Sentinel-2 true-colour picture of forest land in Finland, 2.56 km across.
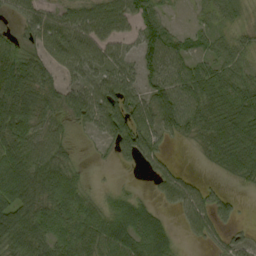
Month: September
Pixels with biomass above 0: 77%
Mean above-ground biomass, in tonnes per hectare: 55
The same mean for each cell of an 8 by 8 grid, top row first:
34 50 69 85 78 9 22 19
42 62 70 52 73 65 33 37
88 50 47 78 58 69 70 54
88 49 61 103 79 91 75 88
78 68 8 44 77 14 56 80
91 90 28 2 12 46 9 49
75 66 62 41 39 31 58 19
75 65 54 65 67 22 28 25
